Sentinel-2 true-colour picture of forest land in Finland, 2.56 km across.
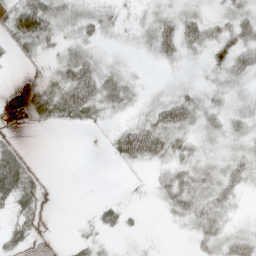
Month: May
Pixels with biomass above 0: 67%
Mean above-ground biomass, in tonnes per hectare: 26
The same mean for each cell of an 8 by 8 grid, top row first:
66 72 28 22 18 34 24 38
17 19 30 10 16 39 39 47
0 23 63 38 8 11 15 23
2 53 54 23 24 53 32 24
17 0 0 22 69 40 20 23
85 3 0 0 5 36 35 32
36 3 1 23 6 36 45 10
31 1 13 8 6 2 34 35
